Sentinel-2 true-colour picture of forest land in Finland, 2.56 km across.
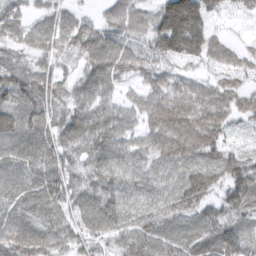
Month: March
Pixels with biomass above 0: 93%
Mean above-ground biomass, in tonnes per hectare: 74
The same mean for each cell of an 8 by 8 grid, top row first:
46 36 40 61 66 180 70 25
33 49 76 91 56 110 84 35
91 65 58 79 48 51 41 45
88 79 85 87 71 104 100 58
84 89 88 97 59 105 96 24
80 100 57 84 62 75 84 98
83 91 76 81 67 73 65 96
84 78 57 52 75 82 96 103
